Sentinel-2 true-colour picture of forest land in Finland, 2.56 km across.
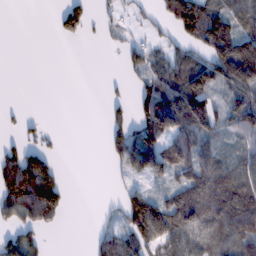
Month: February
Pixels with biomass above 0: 55%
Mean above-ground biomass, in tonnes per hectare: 68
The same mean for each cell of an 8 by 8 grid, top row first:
0 2 78 22 23 139 157 99
0 0 1 8 53 47 135 158
0 0 0 7 55 98 118 148
6 0 0 36 104 165 123 96
41 24 0 61 143 100 57 45
147 116 0 17 93 71 115 90
105 142 0 8 171 121 131 137
79 17 0 68 106 96 82 95
